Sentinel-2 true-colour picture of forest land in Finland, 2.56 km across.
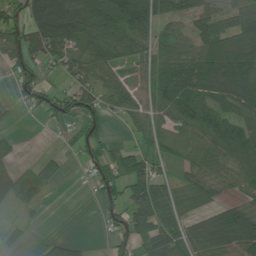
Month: June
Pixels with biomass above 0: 69%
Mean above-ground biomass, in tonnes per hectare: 70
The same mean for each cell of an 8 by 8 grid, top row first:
83 171 119 150 156 84 79 86
102 112 83 105 66 67 102 147
40 26 60 52 50 131 135 147
10 54 89 40 59 90 87 78
19 3 40 21 35 45 88 93
83 47 7 88 96 30 57 56
32 7 0 54 106 61 45 54
19 15 12 32 67 85 104 111
